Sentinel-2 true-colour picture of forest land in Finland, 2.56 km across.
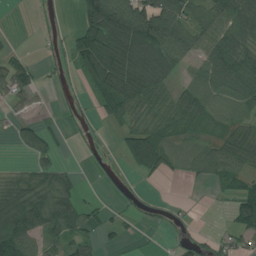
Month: July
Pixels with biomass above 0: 61%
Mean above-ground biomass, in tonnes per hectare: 59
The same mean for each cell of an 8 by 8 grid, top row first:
3 15 52 180 147 94 74 81
11 15 100 181 170 114 63 79
75 15 33 153 135 48 65 95
15 5 17 59 59 76 41 29
24 37 10 8 121 35 40 87
44 60 15 11 37 15 55 59
164 115 64 17 13 11 1 86
147 60 50 18 3 16 36 34
